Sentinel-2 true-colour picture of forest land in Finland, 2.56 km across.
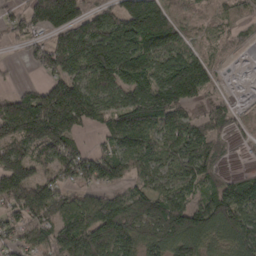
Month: March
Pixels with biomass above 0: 81%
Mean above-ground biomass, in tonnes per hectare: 100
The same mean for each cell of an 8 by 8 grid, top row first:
58 147 119 97 197 56 27 38
16 111 172 190 128 93 27 14
13 65 99 112 109 191 77 1
147 205 152 92 161 128 62 16
109 149 49 68 102 97 110 14
152 62 111 103 67 71 101 63
100 121 93 129 116 135 121 129
63 80 146 156 114 143 94 102
